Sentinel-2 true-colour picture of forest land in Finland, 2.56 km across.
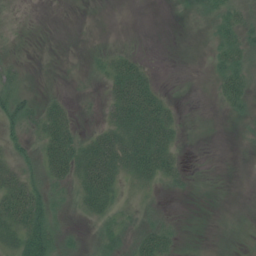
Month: July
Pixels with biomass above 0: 49%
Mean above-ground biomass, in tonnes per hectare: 19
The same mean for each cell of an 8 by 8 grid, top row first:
4 0 0 0 0 1 21 27
8 0 1 9 1 0 5 34
20 0 4 35 38 0 5 33
44 32 7 30 62 12 0 12
23 41 34 50 58 20 0 3
38 37 41 43 34 20 1 0
53 38 22 27 19 1 0 0
40 54 12 27 35 16 1 2
